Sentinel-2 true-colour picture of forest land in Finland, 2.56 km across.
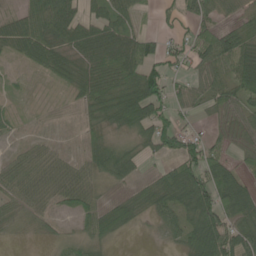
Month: June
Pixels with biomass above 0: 75%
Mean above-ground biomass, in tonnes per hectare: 45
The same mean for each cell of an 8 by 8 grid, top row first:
40 97 61 57 14 27 45 34
41 78 61 99 60 31 72 77
6 24 50 71 106 29 54 80
9 5 22 65 76 38 23 51
9 14 15 41 41 65 46 28
46 33 31 48 21 66 73 43
30 22 33 45 34 54 91 68
7 13 25 29 4 29 107 76
